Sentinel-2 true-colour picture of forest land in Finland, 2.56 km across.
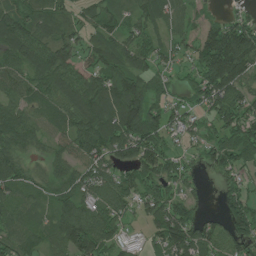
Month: July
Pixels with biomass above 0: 86%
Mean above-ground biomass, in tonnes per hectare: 88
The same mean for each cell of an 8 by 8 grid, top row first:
103 126 57 59 83 63 34 43
106 115 93 94 82 47 146 167
81 105 113 132 99 38 139 130
69 72 130 158 150 57 71 96
88 51 97 131 136 36 68 104
85 67 87 83 99 79 19 46
82 61 109 96 59 87 19 86
84 62 145 77 30 129 107 85
